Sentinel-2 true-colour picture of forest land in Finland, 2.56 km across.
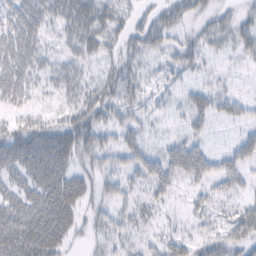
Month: February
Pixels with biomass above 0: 70%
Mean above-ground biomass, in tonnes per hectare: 31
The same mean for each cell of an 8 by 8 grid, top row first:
50 36 44 29 15 25 18 15
63 22 30 21 28 29 17 25
53 23 30 32 23 13 8 4
22 14 38 38 19 11 34 17
47 55 58 24 36 31 17 24
33 56 38 28 37 50 41 28
43 67 37 33 22 12 23 21
51 67 12 24 17 29 29 30
